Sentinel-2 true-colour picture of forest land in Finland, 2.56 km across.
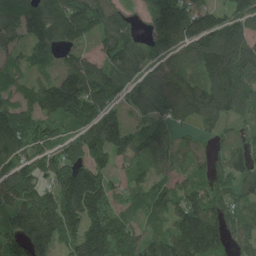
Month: July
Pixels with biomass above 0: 87%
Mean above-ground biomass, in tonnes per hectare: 119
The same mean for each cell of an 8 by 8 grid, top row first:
135 182 164 120 52 183 119 92
74 120 69 117 105 96 171 162
45 68 177 91 96 98 135 132
112 125 127 96 82 106 141 86
121 83 105 178 119 83 54 69
116 97 212 92 65 61 84 113
152 199 234 111 79 108 147 95
134 159 162 182 99 163 180 87
